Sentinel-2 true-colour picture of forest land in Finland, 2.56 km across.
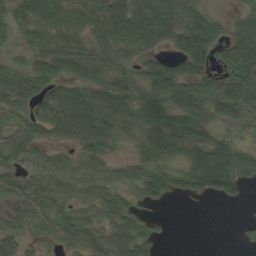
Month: September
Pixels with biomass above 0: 81%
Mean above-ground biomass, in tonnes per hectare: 47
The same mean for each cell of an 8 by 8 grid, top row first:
45 56 42 72 56 47 39 28
23 46 42 50 34 34 59 61
67 60 54 49 49 78 42 60
48 65 90 70 59 62 44 47
62 41 57 34 48 50 57 36
47 63 50 28 53 44 92 57
38 56 46 59 23 0 1 2
52 23 58 70 60 2 0 6
